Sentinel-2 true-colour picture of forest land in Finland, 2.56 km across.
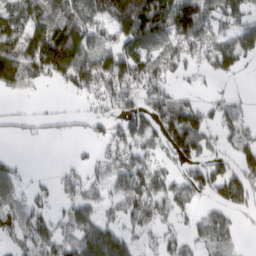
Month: March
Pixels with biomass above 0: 61%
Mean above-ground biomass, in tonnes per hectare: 70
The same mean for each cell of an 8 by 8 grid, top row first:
101 96 109 117 218 153 80 76
104 168 129 81 109 76 66 95
101 56 85 123 96 29 15 11
19 20 22 40 70 117 47 35
8 10 7 53 65 114 51 52
50 6 37 70 105 54 122 100
69 36 66 38 95 55 37 78
38 79 86 118 23 35 59 23
